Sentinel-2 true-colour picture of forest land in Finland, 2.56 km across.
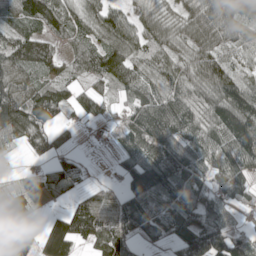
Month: May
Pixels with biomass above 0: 81%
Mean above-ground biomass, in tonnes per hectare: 84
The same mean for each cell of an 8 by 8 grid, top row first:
68 139 85 84 65 66 102 102
87 59 55 96 72 65 95 56
82 47 42 73 83 93 122 95
124 122 56 28 117 132 84 178
47 74 18 18 119 98 80 144
13 65 51 14 135 96 68 86
86 17 83 87 116 71 62 31
174 156 82 142 41 57 163 80
